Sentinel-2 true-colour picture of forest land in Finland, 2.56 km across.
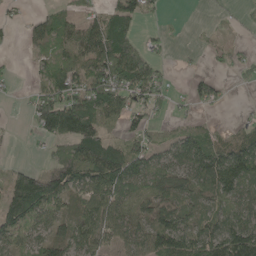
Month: May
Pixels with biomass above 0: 65%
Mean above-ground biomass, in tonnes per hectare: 65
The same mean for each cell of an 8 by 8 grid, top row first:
11 57 36 76 51 3 1 7
3 61 88 146 57 5 16 10
6 70 87 129 109 9 34 12
1 141 138 105 55 23 14 3
2 40 124 47 61 58 63 78
73 102 109 143 79 74 122 113
113 96 56 93 36 67 38 76
71 77 85 56 78 113 109 156
